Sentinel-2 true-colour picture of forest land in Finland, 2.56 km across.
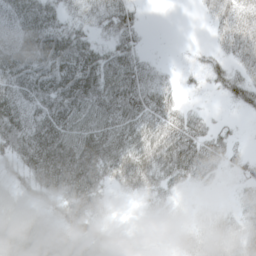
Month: April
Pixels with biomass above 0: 79%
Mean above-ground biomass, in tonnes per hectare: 36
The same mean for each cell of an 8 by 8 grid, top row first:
45 37 25 47 9 0 17 41
50 60 47 33 15 1 11 41
47 54 68 52 44 13 20 38
53 48 57 52 53 40 10 12
48 60 61 54 58 60 41 10
26 57 56 36 45 39 22 16
42 32 48 11 8 14 10 21
52 49 42 36 12 20 40 35
